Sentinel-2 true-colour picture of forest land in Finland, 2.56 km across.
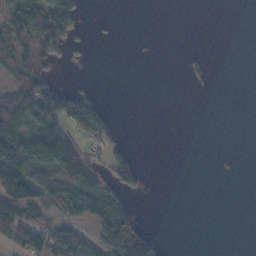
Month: November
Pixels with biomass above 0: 34%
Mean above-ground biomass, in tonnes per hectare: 34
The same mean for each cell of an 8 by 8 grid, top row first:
98 118 59 3 0 0 0 0
65 66 18 0 1 0 2 0
56 79 3 0 0 0 12 0
85 81 87 15 0 0 0 0
132 158 34 34 0 0 0 0
130 92 94 73 24 0 0 0
94 45 57 74 1 0 0 0
45 53 43 76 73 0 0 0
